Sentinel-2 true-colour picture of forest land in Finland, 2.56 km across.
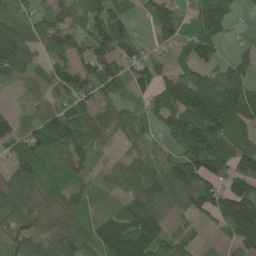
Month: June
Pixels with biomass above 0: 88%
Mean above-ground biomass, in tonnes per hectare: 89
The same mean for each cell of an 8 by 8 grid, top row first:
58 63 81 90 31 82 143 24
103 67 59 118 42 67 101 29
54 70 99 102 80 88 120 97
40 58 88 59 57 121 157 91
78 118 92 36 55 76 161 91
92 86 63 59 115 146 149 123
96 56 66 45 149 62 113 182
94 71 91 198 185 70 21 100
